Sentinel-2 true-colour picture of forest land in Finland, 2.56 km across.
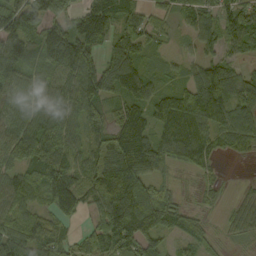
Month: September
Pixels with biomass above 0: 87%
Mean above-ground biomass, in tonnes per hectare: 83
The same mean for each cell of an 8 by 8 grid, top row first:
128 96 76 95 45 40 68 91
114 145 138 81 63 17 54 56
90 76 120 124 94 46 137 90
79 97 100 64 107 149 136 105
111 90 62 87 106 97 71 68
81 123 73 127 107 18 25 2
80 67 70 129 158 60 18 36
96 71 43 109 99 35 34 24
